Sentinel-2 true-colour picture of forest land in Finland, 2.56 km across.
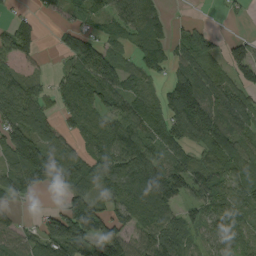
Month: September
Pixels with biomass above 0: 75%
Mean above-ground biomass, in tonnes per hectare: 72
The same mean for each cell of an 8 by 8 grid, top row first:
25 16 42 72 83 8 1 8
97 4 93 57 79 55 65 9
59 29 106 94 56 78 78 24
94 39 88 57 88 115 97 94
142 87 46 112 88 83 91 87
84 102 74 109 123 59 67 88
26 16 150 77 102 63 82 84
60 108 129 115 68 71 55 63
